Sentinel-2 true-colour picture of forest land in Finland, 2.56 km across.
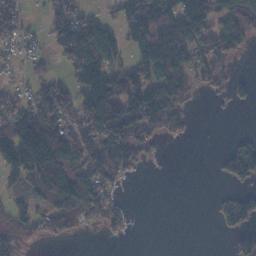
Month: November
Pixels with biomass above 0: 55%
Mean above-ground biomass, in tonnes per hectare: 66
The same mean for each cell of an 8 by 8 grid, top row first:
53 52 66 32 160 135 105 146
38 30 140 98 113 154 80 49
19 44 84 98 101 120 40 18
95 111 93 137 143 64 1 2
163 181 101 108 56 8 0 29
61 154 100 74 6 0 1 65
46 61 102 50 0 0 3 63
64 33 8 9 0 0 0 40
